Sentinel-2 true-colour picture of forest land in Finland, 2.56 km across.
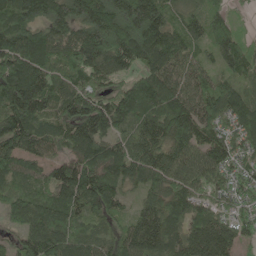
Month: May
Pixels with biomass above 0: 94%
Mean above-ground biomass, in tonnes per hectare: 115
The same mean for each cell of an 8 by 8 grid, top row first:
130 126 134 179 192 61 109 22
163 130 149 179 170 110 75 113
185 140 126 74 104 105 90 79
169 98 147 154 119 159 123 114
123 88 131 101 115 122 126 79
82 77 170 129 103 113 96 72
81 106 102 77 83 103 69 57
51 160 104 79 143 100 192 82
